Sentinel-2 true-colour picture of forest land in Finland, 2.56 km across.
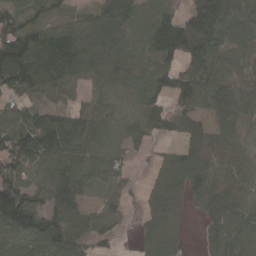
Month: April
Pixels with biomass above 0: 85%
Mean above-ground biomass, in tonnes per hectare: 77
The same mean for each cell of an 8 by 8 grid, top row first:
99 73 40 117 79 77 177 96
171 149 118 98 73 129 114 69
155 104 52 51 64 91 77 62
53 62 47 37 76 60 53 69
119 108 79 37 32 28 92 53
95 61 93 59 13 73 71 51
203 102 49 32 43 41 51 63
82 139 74 31 36 31 31 66
